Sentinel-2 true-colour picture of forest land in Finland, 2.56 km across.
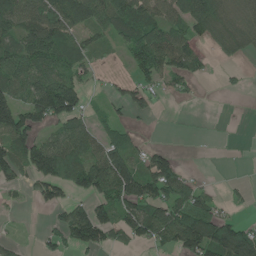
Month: June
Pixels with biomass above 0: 59%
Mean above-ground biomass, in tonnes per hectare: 67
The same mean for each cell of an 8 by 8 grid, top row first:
112 120 121 95 93 77 148 51
80 129 63 28 117 106 30 57
84 101 54 21 56 55 10 8
113 126 66 25 36 1 0 1
101 90 98 81 25 2 1 1
52 113 100 165 112 84 3 2
10 40 47 81 110 95 61 12
13 33 97 39 60 97 150 154
